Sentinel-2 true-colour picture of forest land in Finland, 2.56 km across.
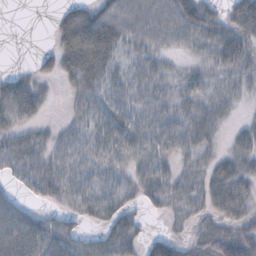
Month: October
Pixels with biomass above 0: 76%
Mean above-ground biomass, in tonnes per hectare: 32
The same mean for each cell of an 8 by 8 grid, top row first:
0 2 37 46 46 50 40 50
0 9 60 44 37 22 29 41
33 16 45 31 37 20 20 23
58 13 25 36 35 33 31 8
35 27 24 41 36 30 19 29
25 46 28 27 33 23 31 52
31 20 28 37 19 12 31 46
56 53 34 51 28 26 50 63
